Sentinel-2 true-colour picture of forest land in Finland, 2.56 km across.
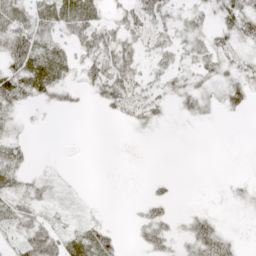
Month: April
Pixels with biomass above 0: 54%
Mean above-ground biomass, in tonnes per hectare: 17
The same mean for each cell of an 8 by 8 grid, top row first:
30 23 29 13 39 18 18 42
55 22 26 40 17 19 25 19
42 25 16 47 17 17 20 26
18 6 6 15 26 11 11 15
17 0 0 1 2 0 0 0
22 8 1 0 2 3 0 5
36 13 5 0 14 5 6 8
20 35 22 19 21 17 46 9
